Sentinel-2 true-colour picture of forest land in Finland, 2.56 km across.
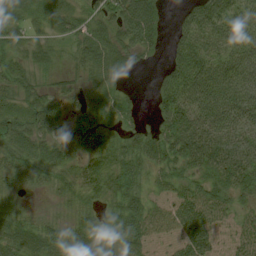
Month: August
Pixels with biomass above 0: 85%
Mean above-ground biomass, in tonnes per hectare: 47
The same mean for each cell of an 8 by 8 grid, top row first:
42 56 38 51 89 16 87 59
36 41 47 65 53 44 63 63
47 21 28 37 1 71 95 83
56 59 19 18 16 79 91 86
61 59 38 35 56 68 72 57
37 32 37 48 30 40 40 54
25 5 28 28 44 46 61 23
62 48 52 37 39 30 40 34
